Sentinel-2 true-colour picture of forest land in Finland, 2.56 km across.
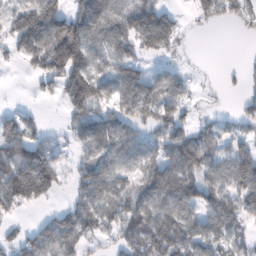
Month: February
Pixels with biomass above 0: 70%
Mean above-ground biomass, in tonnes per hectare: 86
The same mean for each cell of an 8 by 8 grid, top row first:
87 158 146 113 131 46 56 62
75 157 177 103 83 43 0 0
1 73 174 87 98 63 4 30
30 5 86 77 98 82 19 54
106 81 73 135 87 115 70 66
155 162 65 109 88 130 85 136
75 31 94 88 95 112 93 99
61 123 94 52 124 143 95 58
